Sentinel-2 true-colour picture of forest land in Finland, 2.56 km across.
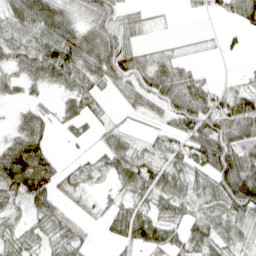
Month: April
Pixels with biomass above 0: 72%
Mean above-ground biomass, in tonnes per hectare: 42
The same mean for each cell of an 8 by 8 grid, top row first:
51 73 31 52 19 3 17 43
43 60 70 80 26 12 8 9
32 44 48 53 59 58 15 15
12 19 36 10 37 59 72 47
51 31 14 35 21 43 91 68
93 71 21 35 65 47 59 108
25 52 14 28 49 46 37 79
37 30 31 25 66 39 48 34
